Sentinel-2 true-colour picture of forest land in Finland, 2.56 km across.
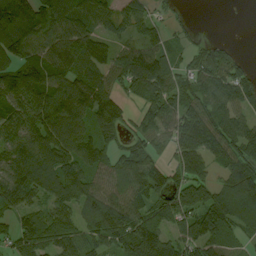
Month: August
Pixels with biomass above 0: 85%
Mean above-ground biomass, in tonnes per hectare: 102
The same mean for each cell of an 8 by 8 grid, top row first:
215 117 99 76 63 19 0 1
127 112 128 74 102 40 51 12
123 136 103 86 160 95 109 99
100 142 116 99 79 115 111 75
101 139 146 68 77 98 131 122
122 118 109 90 134 69 68 131
98 89 102 151 102 124 127 114
103 126 118 121 194 88 117 44
